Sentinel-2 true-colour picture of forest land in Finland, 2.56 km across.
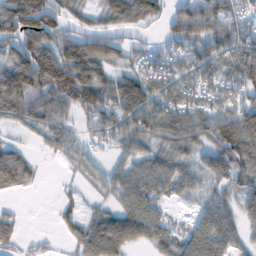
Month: February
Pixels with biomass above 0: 78%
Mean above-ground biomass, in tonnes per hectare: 65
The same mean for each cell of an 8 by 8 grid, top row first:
136 102 39 74 92 76 104 61
83 102 113 65 34 50 82 82
129 142 129 56 57 60 54 76
82 96 64 75 86 73 63 88
22 44 39 52 61 77 66 122
76 2 23 41 64 57 47 70
8 1 25 39 66 8 49 43
32 9 58 108 50 47 94 37
